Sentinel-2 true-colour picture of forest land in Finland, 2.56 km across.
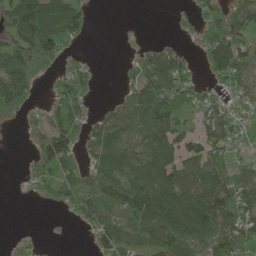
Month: June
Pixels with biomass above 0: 66%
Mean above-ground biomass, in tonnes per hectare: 61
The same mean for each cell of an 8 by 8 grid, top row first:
99 121 73 0 0 10 62 74
89 128 15 0 25 24 83 81
125 27 68 0 96 115 27 68
37 40 48 39 110 96 56 39
0 73 56 101 86 74 65 36
3 59 40 85 100 96 113 58
0 14 53 59 101 118 138 103
12 1 1 74 70 89 73 82
